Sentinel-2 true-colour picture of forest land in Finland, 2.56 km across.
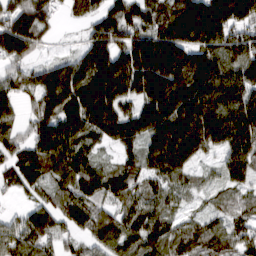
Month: March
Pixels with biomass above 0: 90%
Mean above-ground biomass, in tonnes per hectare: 126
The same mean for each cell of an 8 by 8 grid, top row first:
114 73 50 103 107 152 217 162
135 24 58 156 185 202 182 159
83 145 194 214 174 84 212 177
58 130 190 149 143 194 176 195
80 193 131 88 133 231 148 189
103 92 124 115 99 112 31 97
28 103 137 90 113 54 39 67
160 115 73 133 125 92 109 80
